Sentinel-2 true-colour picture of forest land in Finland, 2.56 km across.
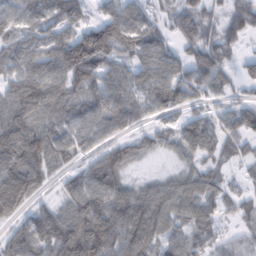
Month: February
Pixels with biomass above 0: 83%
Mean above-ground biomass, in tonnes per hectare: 81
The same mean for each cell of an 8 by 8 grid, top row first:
73 95 70 83 63 56 50 91
73 94 141 98 97 53 87 38
93 117 95 85 81 91 94 45
108 88 84 104 60 49 43 63
142 103 65 62 51 61 76 63
144 59 63 102 22 52 65 21
95 50 111 131 114 93 85 50
69 109 157 131 115 60 63 49
